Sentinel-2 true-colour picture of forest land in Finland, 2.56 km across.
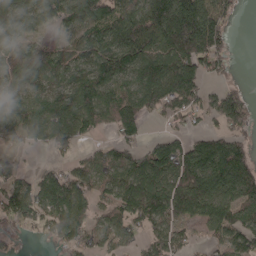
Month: April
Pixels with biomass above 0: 76%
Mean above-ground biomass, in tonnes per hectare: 104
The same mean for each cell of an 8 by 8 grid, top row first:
123 99 146 143 169 257 173 20
103 79 102 123 150 192 178 2
96 83 104 113 134 189 58 15
88 107 122 114 93 94 75 114
51 69 43 57 46 72 92 88
82 89 89 102 148 135 177 165
113 103 109 86 148 161 149 116
18 30 84 79 61 78 43 100
